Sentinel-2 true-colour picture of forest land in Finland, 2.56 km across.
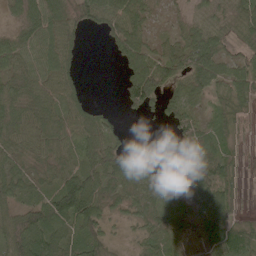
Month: May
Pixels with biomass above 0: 78%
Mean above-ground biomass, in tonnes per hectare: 60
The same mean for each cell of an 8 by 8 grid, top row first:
25 81 82 86 55 11 44 61
60 80 29 35 67 53 86 36
53 57 27 0 106 65 81 69
60 48 48 14 43 59 32 50
60 60 57 44 2 29 73 23
62 48 85 64 44 33 103 33
66 83 131 38 52 93 150 34
120 104 84 34 45 60 101 100
